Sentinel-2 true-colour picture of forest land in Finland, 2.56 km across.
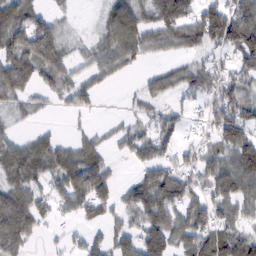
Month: February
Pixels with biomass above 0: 69%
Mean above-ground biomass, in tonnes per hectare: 64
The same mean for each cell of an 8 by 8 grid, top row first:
90 44 3 79 63 126 91 113
92 95 20 65 59 46 56 128
97 55 38 24 24 47 69 65
32 15 31 3 26 35 47 89
45 50 43 25 72 49 44 130
71 57 115 46 44 74 74 120
119 44 70 48 107 88 90 68
97 11 28 57 98 84 75 70
